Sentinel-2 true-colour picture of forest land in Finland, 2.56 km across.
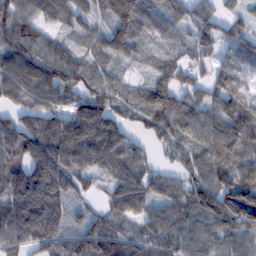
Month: February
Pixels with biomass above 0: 90%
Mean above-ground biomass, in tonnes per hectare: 99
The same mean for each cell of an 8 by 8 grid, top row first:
94 83 71 130 127 66 80 41
102 73 42 94 55 54 74 82
126 128 82 54 33 91 66 76
73 115 124 86 88 129 91 107
110 163 175 140 54 81 92 128
120 178 95 72 85 58 98 99
167 196 33 71 85 104 154 229
116 138 96 118 76 98 95 91
